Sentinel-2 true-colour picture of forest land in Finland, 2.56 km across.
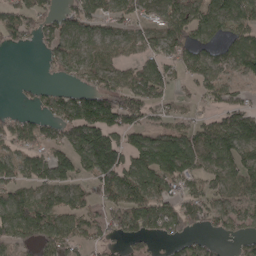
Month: April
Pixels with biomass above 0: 71%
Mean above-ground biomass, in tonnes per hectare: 71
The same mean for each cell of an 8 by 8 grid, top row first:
78 57 80 61 48 87 101 92
23 43 58 58 56 67 57 77
5 17 46 74 101 45 70 43
26 49 116 120 70 48 36 91
60 72 118 125 101 122 109 113
59 81 64 117 113 99 65 80
92 75 57 60 109 83 83 69
70 82 57 44 45 38 31 42
